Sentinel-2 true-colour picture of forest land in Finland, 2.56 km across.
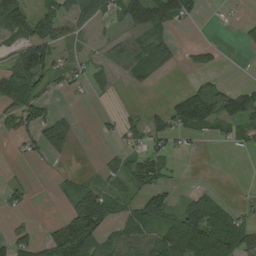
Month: August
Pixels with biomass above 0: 51%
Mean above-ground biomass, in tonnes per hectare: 46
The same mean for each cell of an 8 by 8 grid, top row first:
100 72 66 49 83 71 5 4
78 119 23 42 65 24 23 8
124 51 24 18 24 1 19 2
83 45 4 11 24 79 96 91
20 59 5 12 47 23 8 27
5 1 27 31 77 8 0 0
18 0 107 52 79 41 87 19
54 54 154 58 69 82 116 92
